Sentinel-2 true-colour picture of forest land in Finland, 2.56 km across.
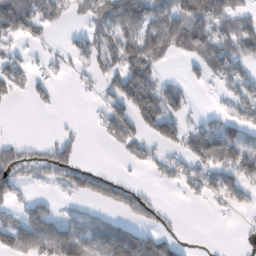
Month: February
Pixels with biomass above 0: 52%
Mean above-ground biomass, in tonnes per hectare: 60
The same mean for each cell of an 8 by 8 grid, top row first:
145 76 25 106 112 79 137 80
22 13 44 68 111 57 98 109
41 30 9 54 106 23 39 92
1 9 0 53 128 66 20 60
53 39 28 19 39 56 115 114
81 47 75 38 8 44 78 109
39 48 23 38 72 4 10 37
82 103 104 177 105 28 0 13
